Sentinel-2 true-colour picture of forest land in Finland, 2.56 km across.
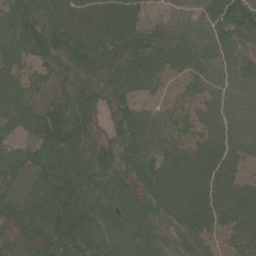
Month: June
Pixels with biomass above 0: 95%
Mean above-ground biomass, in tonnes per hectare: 73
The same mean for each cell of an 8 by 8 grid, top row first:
80 87 88 85 44 46 59 96
71 92 97 83 90 82 59 55
54 51 70 84 66 32 56 52
71 82 93 55 55 45 42 55
48 99 87 75 97 66 68 52
68 92 111 93 91 78 70 38
71 99 117 102 87 75 75 80
52 83 109 88 86 54 43 57
